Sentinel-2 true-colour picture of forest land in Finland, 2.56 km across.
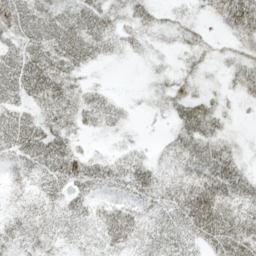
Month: May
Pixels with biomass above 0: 83%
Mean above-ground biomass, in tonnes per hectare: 33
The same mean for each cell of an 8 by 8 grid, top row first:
60 46 51 39 35 14 16 73
43 57 55 27 16 13 14 26
54 62 23 2 6 33 14 39
38 37 43 30 7 37 47 11
51 54 15 7 8 34 48 14
19 32 44 30 35 40 57 37
16 20 24 34 25 49 73 37
29 18 12 37 24 36 43 60
